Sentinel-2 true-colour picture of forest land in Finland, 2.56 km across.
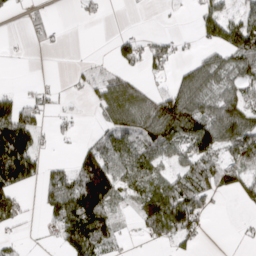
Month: March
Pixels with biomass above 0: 54%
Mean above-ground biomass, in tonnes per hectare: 62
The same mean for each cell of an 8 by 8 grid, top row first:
10 19 17 1 1 5 62 51
6 18 0 21 51 35 42 112
3 12 17 69 35 51 90 72
97 37 11 97 119 169 88 118
182 13 22 93 109 94 124 122
134 44 115 124 98 63 83 62
68 51 168 67 79 149 34 12
22 10 143 53 24 56 5 10
